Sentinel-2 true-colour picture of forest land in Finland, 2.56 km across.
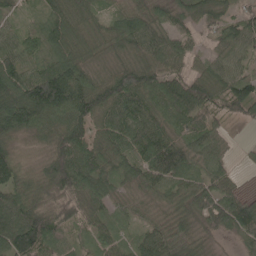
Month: May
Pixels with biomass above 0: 94%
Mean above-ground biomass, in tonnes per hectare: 74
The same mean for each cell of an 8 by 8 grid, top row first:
28 63 70 42 64 61 85 60
59 65 75 49 89 70 28 63
104 153 97 94 110 76 80 80
136 115 102 102 96 89 71 52
34 47 98 84 116 81 70 9
72 81 103 67 82 78 63 15
94 86 68 45 29 52 79 96
143 100 27 59 62 76 28 55
